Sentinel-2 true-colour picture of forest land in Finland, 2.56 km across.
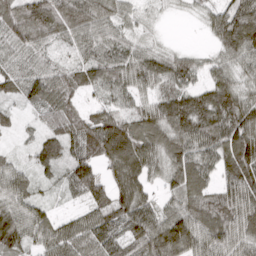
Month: March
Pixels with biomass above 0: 92%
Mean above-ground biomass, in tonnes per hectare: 74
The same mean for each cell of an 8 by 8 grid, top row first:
80 103 90 63 25 9 40 101
59 41 52 61 47 26 21 109
65 82 66 65 72 84 49 62
27 55 44 65 63 102 98 119
12 64 89 158 108 87 86 135
79 32 101 76 98 77 67 131
91 37 32 88 86 61 88 105
98 69 74 74 99 145 80 83
